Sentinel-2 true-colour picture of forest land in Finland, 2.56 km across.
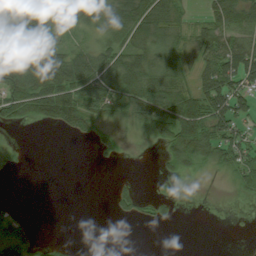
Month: August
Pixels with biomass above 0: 54%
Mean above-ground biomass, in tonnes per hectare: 38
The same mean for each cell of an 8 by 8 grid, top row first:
33 18 68 54 75 35 35 64
86 47 33 50 54 46 64 73
80 93 95 82 77 51 64 68
60 84 75 47 73 80 95 52
3 0 3 21 3 71 70 56
0 0 0 4 0 16 5 36
8 0 0 17 16 8 0 0
61 8 2 0 0 0 0 0
